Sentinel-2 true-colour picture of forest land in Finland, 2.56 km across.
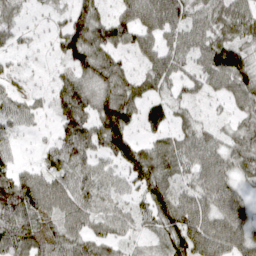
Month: April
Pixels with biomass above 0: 85%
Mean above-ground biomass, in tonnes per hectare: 65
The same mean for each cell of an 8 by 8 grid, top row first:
26 16 80 56 99 87 73 76
29 13 106 79 58 71 94 75
21 15 71 76 52 57 68 101
55 24 84 115 52 34 12 49
21 24 90 99 45 57 70 51
76 68 67 47 93 57 87 41
120 82 86 51 49 127 93 78
88 52 64 49 24 84 119 91
